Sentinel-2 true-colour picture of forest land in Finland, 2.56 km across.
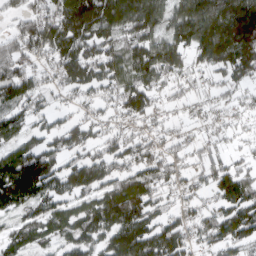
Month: March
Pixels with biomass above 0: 81%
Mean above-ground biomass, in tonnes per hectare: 84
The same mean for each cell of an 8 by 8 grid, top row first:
40 78 151 127 131 95 146 189
70 88 112 80 105 104 134 157
105 39 93 82 87 50 33 60
74 50 32 40 87 21 36 30
74 63 82 62 66 37 39 24
195 148 116 68 88 52 65 81
85 72 65 138 101 42 44 111
71 49 102 106 150 113 63 90
